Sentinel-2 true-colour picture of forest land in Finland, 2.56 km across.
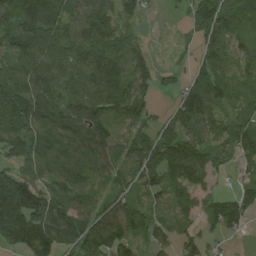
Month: August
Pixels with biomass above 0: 85%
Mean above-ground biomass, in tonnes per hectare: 104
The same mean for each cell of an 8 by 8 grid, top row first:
143 140 106 108 45 19 161 92
121 136 115 98 47 25 73 54
147 135 122 156 102 44 110 76
181 154 157 125 80 79 99 57
139 132 131 108 79 126 83 83
118 110 132 74 85 105 74 49
224 140 102 101 73 89 75 126
165 157 107 138 54 79 65 16
